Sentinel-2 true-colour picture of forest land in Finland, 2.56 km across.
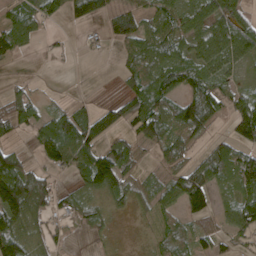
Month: April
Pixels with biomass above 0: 69%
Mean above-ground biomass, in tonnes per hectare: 61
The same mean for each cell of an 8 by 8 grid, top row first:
65 49 49 60 60 58 76 72
50 18 12 16 82 68 92 100
15 1 0 4 89 83 77 29
66 42 58 67 115 84 87 109
24 140 131 61 42 68 37 73
159 47 66 127 27 65 95 103
128 59 53 30 24 49 69 116
94 43 5 10 8 57 39 31
